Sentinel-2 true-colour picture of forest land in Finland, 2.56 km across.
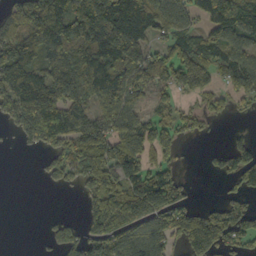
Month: October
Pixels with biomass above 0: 68%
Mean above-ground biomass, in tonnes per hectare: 102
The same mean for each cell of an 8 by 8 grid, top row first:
113 171 137 221 170 136 113 123
157 138 131 204 135 95 85 97
140 118 134 160 110 111 103 134
144 164 112 130 62 61 59 22
13 90 106 149 131 67 7 40
0 46 93 131 132 60 13 93
0 1 24 155 171 108 44 72
0 35 109 138 175 76 175 88
